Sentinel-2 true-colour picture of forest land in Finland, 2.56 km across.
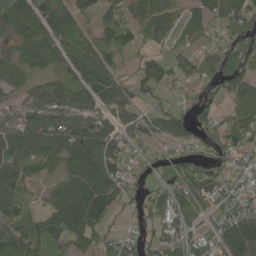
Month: June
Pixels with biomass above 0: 80%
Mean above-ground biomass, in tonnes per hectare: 79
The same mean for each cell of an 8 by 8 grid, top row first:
89 115 78 73 99 68 74 106
59 108 100 95 47 44 54 97
53 50 94 102 75 52 70 91
40 83 94 81 44 64 55 58
91 106 111 82 47 51 70 76
126 40 95 110 35 78 88 50
106 69 127 79 61 88 59 71
122 97 84 47 52 87 70 138
